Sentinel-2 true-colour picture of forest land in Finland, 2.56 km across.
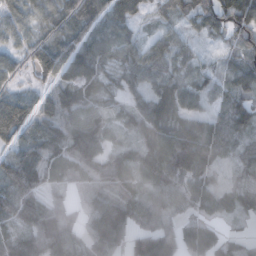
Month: November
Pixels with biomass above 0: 88%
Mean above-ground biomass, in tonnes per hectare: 61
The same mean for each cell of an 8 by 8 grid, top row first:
40 45 73 61 19 47 69 112
28 56 79 60 50 51 13 60
31 40 77 31 54 67 52 71
85 33 55 28 62 70 56 89
47 66 94 38 61 107 108 36
90 40 43 73 52 85 46 32
60 66 27 103 70 36 48 52
67 97 54 107 120 102 89 39
